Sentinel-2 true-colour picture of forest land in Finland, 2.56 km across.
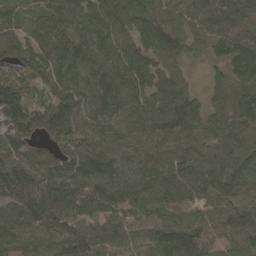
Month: April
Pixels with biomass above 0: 98%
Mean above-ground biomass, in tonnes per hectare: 115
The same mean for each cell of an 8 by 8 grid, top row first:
69 114 109 129 141 102 111 114
109 143 118 118 112 118 84 130
90 126 121 137 125 95 40 102
200 156 118 115 122 142 95 115
147 85 112 101 109 110 90 123
161 126 137 127 114 119 125 123
112 155 104 110 103 104 99 127
85 81 129 96 97 148 92 99
